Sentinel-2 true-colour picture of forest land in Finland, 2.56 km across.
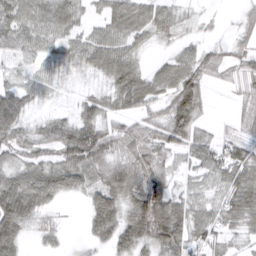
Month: March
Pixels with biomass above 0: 84%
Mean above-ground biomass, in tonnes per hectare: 54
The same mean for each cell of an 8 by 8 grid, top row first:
71 74 37 65 61 34 7 15
57 55 60 73 25 23 29 28
31 36 10 63 54 78 43 40
69 14 39 45 43 109 21 24
62 53 116 68 64 65 48 55
57 71 72 87 82 29 48 63
107 33 9 83 117 68 54 83
69 22 11 55 80 91 51 26
